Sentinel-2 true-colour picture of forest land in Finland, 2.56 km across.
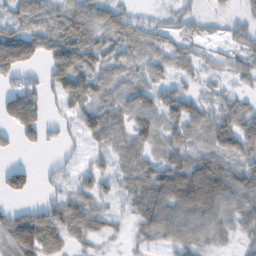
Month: February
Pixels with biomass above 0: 74%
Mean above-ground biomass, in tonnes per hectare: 45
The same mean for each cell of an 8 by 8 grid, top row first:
56 68 78 53 15 21 14 20
21 58 99 44 41 34 11 26
35 45 82 28 26 25 13 26
106 27 57 52 48 55 35 54
24 22 15 37 46 46 39 66
57 10 21 28 51 81 101 65
31 54 63 15 46 73 79 56
116 83 31 12 22 53 36 19
